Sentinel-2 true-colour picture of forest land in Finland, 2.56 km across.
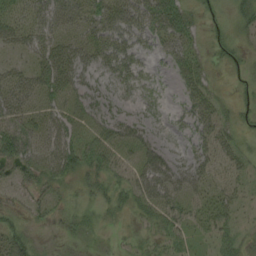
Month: August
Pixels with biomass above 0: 70%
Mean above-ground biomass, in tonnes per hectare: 31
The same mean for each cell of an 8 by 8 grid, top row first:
36 46 40 51 56 54 11 19
22 43 43 44 20 41 15 13
42 56 41 24 17 19 22 7
54 36 34 38 17 15 40 13
72 48 45 45 49 14 33 22
31 43 27 29 51 50 31 23
20 28 21 18 30 38 37 21
35 4 12 6 16 21 16 26
